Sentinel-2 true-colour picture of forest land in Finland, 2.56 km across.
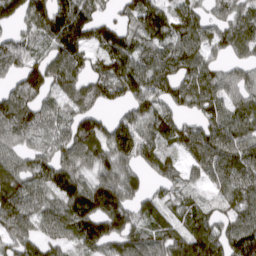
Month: March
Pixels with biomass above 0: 86%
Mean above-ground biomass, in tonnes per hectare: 102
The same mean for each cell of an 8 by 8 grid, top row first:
111 161 153 53 119 103 70 92
109 96 131 130 98 120 88 82
77 140 91 125 120 121 100 79
121 78 101 41 108 76 96 94
72 82 124 122 109 86 129 111
100 110 88 105 58 70 89 105
119 85 142 171 84 65 64 98
91 66 112 109 98 88 126 152
